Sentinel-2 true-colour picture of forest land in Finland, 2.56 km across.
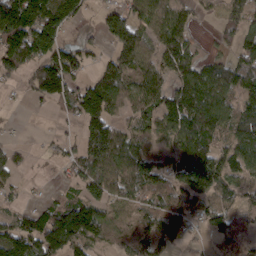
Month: March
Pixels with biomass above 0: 73%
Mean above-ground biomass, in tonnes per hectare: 88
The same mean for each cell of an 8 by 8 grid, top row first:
150 130 53 79 88 90 18 84
166 134 67 70 95 124 14 74
41 147 61 115 93 97 133 130
4 17 100 83 105 138 156 126
32 12 79 143 81 80 105 114
44 6 83 117 116 111 161 74
35 74 128 49 66 91 45 59
167 161 146 46 87 73 28 32
